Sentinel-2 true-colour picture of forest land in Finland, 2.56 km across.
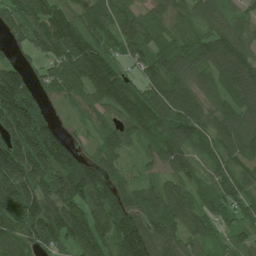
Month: July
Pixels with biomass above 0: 93%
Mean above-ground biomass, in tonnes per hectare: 111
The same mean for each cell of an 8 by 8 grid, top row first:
129 144 100 99 78 79 92 70
45 132 154 71 101 93 114 130
130 73 98 132 91 104 74 164
219 55 47 77 130 124 82 111
200 197 51 90 77 109 73 104
238 183 191 98 41 94 54 84
213 160 136 143 95 126 75 78
126 111 127 134 159 86 62 59
